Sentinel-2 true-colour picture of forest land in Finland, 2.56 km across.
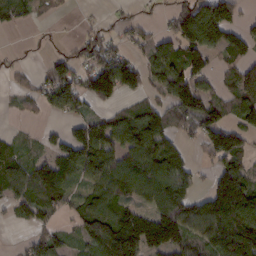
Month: February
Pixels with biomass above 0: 67%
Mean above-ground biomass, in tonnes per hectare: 79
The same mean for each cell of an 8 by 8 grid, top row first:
75 13 5 13 18 92 171 51
4 4 43 65 41 110 122 92
13 72 86 154 67 110 62 96
13 33 52 46 80 76 104 90
38 33 137 108 153 61 81 83
83 114 67 112 119 117 27 97
45 57 60 92 67 148 124 177
6 73 40 150 146 112 90 169
